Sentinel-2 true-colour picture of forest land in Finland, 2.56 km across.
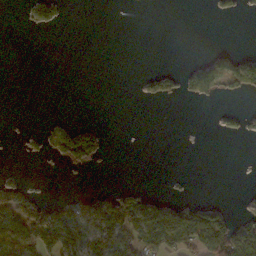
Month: November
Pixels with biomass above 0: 24%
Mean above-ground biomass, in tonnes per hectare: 19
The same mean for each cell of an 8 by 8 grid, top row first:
1 33 0 0 0 0 2 9
0 0 0 0 0 0 2 2
0 0 0 0 13 22 56 50
0 0 0 0 0 0 0 15
1 26 92 2 0 0 0 1
6 0 2 1 0 2 0 0
63 46 40 69 57 32 38 7
59 83 68 59 69 55 82 71
